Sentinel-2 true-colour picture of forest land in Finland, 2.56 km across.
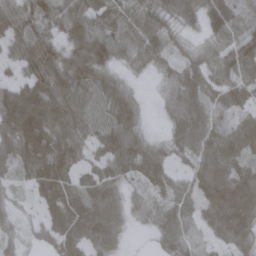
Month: March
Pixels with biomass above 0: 90%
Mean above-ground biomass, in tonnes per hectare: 68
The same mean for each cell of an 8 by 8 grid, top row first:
86 79 84 50 63 65 101 63
63 84 87 85 74 27 33 90
38 94 86 49 10 45 59 68
119 102 85 87 23 61 61 41
94 94 66 90 60 54 93 74
41 114 48 61 69 46 111 96
19 47 82 90 40 77 80 120
23 39 80 79 3 98 34 84
